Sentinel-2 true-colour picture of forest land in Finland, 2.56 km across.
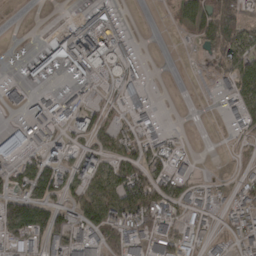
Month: March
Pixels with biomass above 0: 53%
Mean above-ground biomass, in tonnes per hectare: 45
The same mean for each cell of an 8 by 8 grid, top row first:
0 0 31 64 0 23 88 69
5 59 138 99 3 1 46 102
16 34 33 30 27 0 9 81
15 34 58 32 35 0 0 57
103 52 27 39 53 17 0 11
30 85 62 60 68 63 7 22
87 62 58 83 97 55 30 54
57 68 60 60 75 78 37 45
